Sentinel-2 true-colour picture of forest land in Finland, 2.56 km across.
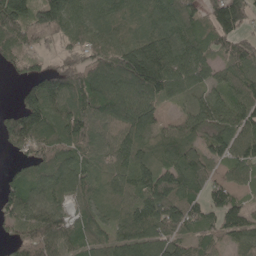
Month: May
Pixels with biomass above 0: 88%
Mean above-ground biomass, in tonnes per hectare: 99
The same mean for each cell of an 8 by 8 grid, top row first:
147 134 93 110 105 121 71 130
80 37 77 118 151 125 76 103
19 123 108 130 214 100 60 108
98 145 138 127 121 24 116 112
81 103 111 92 95 113 84 97
51 85 93 86 111 143 94 49
87 92 60 84 119 158 83 75
56 107 79 83 98 103 53 83
